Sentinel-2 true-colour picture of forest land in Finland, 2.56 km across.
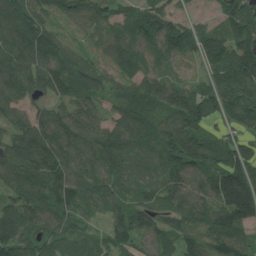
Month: July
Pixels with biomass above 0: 95%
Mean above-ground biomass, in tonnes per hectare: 113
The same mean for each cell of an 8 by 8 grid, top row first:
140 96 84 100 115 80 31 148
135 126 49 96 97 140 115 130
127 136 82 85 114 76 83 149
80 72 102 74 111 148 158 177
116 138 112 127 94 139 146 129
122 140 110 93 66 120 150 228
114 114 79 69 94 112 139 266
126 92 65 81 100 93 122 94
